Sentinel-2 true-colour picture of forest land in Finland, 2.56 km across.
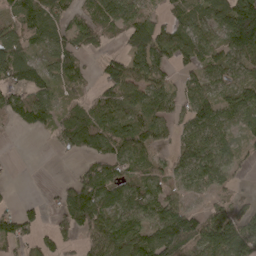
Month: April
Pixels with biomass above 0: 75%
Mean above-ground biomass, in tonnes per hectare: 76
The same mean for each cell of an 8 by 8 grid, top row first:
75 80 50 86 57 55 75 174
103 59 79 23 130 104 69 117
83 70 59 106 97 43 73 64
90 74 56 96 104 66 106 74
0 15 86 96 72 49 99 37
2 0 54 78 70 66 85 15
32 25 171 79 93 75 48 50
95 50 54 126 113 152 131 157
